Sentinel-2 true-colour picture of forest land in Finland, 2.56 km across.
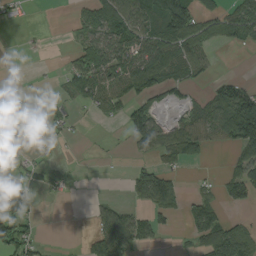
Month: September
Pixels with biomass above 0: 44%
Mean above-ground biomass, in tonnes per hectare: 43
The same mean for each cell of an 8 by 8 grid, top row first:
13 0 38 94 83 144 49 73
0 2 42 83 83 77 43 20
2 2 79 67 84 54 23 23
2 20 11 27 75 16 60 133
17 8 3 3 46 74 43 82
44 31 2 1 59 27 8 58
107 0 0 35 36 40 68 27
99 4 7 89 41 3 70 81
